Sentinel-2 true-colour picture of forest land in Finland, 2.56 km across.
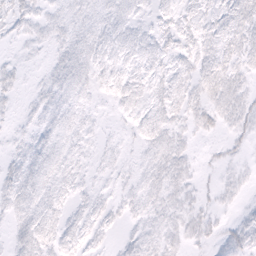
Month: February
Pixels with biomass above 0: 75%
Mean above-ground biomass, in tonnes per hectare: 7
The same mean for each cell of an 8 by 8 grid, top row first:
8 6 8 8 5 8 8 12
3 5 9 8 8 9 10 11
6 6 8 8 8 9 12 7
3 8 6 3 7 8 11 11
5 7 6 3 6 7 2 5
11 7 5 5 7 9 2 4
10 9 5 6 8 7 5 3
9 10 10 3 8 6 6 11
